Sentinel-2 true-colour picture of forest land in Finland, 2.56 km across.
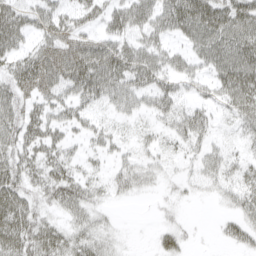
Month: April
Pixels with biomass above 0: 68%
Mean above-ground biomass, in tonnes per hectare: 32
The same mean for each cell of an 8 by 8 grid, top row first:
41 35 25 38 40 57 61 55
34 36 46 48 40 20 48 57
42 45 59 55 41 31 29 58
43 34 28 17 23 38 25 35
43 37 17 21 16 21 25 12
44 36 30 27 23 9 25 25
52 21 33 8 1 9 1 27
49 47 31 13 0 21 2 26
